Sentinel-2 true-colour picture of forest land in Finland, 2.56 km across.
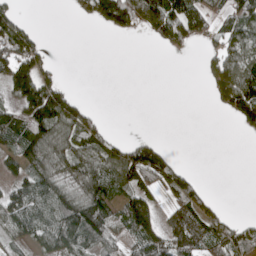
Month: May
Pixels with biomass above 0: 54%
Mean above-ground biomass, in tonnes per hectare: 70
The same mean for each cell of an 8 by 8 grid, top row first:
75 0 32 127 168 147 78 101
167 34 0 0 1 47 26 88
144 82 0 0 0 0 36 162
82 184 99 1 0 0 3 101
81 159 112 74 71 2 0 0
58 109 109 117 137 109 3 0
92 86 142 92 109 85 58 0
42 74 82 61 115 110 121 96
